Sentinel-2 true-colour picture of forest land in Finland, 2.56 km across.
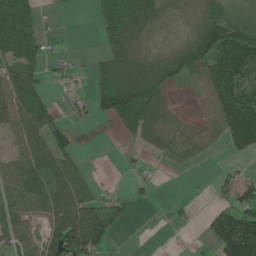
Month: June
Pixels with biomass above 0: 61%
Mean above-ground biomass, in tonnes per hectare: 66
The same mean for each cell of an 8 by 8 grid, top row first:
127 7 1 80 101 39 86 62
115 25 1 58 39 59 141 155
104 29 14 114 111 48 84 123
113 91 20 85 125 18 53 158
47 116 14 0 38 50 38 60
62 102 69 0 15 4 5 30
73 76 127 60 5 13 26 94
68 107 190 51 0 0 51 254
